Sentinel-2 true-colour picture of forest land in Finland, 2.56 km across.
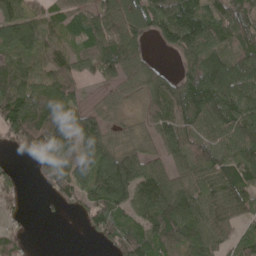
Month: May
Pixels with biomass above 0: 81%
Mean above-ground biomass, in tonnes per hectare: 85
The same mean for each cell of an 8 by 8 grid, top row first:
89 65 65 85 131 135 91 104
103 58 53 95 40 83 117 81
102 59 46 58 72 57 145 133
131 102 81 37 37 86 119 123
61 125 104 71 48 84 94 117
30 75 131 189 114 63 81 119
22 9 54 127 108 137 98 82
33 0 3 79 117 110 111 68
